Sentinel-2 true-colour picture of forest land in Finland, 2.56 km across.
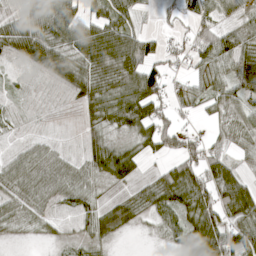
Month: April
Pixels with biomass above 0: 75%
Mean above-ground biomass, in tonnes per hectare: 45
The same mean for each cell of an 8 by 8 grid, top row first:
40 97 61 57 14 27 45 34
41 78 61 99 60 31 72 77
6 24 50 71 106 29 54 80
9 5 22 65 76 38 23 51
9 14 15 41 41 65 46 28
46 33 31 48 21 66 73 43
30 22 33 45 34 54 91 68
7 13 25 29 4 29 107 76
